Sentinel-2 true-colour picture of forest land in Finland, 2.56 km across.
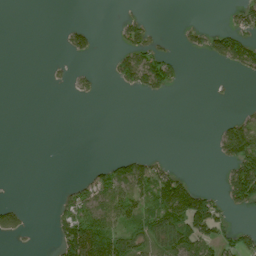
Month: July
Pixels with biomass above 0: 28%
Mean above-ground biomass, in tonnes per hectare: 32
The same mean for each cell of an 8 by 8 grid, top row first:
0 0 0 2 18 0 0 43
0 0 36 11 62 9 44 98
0 5 14 20 91 32 2 7
0 0 0 0 0 0 0 9
0 0 0 0 0 0 3 114
0 0 9 70 86 52 0 125
37 3 84 85 50 120 105 42
11 4 156 90 52 97 72 47
